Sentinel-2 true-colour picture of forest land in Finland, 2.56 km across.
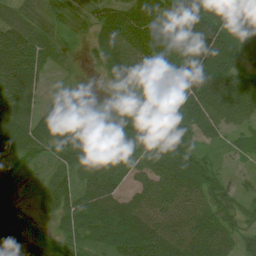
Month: July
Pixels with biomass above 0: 87%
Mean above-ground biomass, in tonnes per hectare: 54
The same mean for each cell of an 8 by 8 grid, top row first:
43 36 29 69 78 55 88 82
79 37 15 69 70 56 83 67
76 17 9 26 68 60 78 53
42 59 29 27 20 60 72 64
67 62 82 67 82 90 22 23
19 23 58 61 41 63 54 18
17 28 80 74 66 62 57 33
37 32 60 71 95 73 73 45
